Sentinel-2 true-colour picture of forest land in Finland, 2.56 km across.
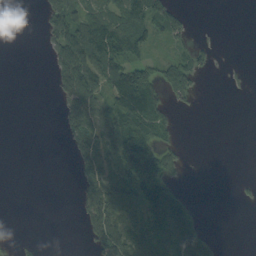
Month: September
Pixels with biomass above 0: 41%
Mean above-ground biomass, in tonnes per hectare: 46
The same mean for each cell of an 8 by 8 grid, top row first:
0 70 83 74 97 72 0 0
0 36 142 121 58 32 21 0
0 10 168 97 101 81 4 7
0 0 94 87 132 19 0 0
0 0 67 95 97 25 0 0
0 0 33 90 146 39 0 4
0 0 42 137 105 81 1 4
15 1 7 130 88 102 35 0
